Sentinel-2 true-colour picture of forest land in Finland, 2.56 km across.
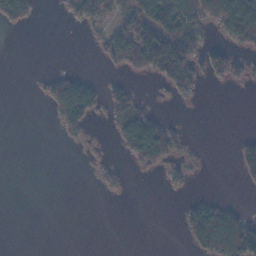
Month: November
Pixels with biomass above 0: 31%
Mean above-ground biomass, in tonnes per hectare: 34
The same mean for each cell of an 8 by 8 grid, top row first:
54 0 43 33 92 119 76 153
0 0 0 73 117 132 48 38
0 26 43 15 8 80 29 30
0 18 138 46 52 2 0 0
0 0 10 13 171 50 2 20
0 0 0 22 6 25 2 23
0 0 0 0 0 6 71 28
0 0 0 0 0 1 117 172
